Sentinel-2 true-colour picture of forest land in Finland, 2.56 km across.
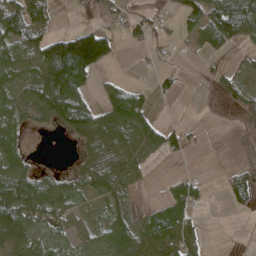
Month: April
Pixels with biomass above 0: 56%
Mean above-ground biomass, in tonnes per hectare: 46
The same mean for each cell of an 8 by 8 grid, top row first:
102 52 1 24 24 27 75 101
74 128 212 54 21 9 34 17
48 110 80 18 3 22 11 22
46 64 85 83 63 0 0 39
38 0 27 77 78 40 2 4
52 26 44 68 19 19 6 38
102 66 28 35 13 76 10 14
67 59 42 70 70 89 11 1
